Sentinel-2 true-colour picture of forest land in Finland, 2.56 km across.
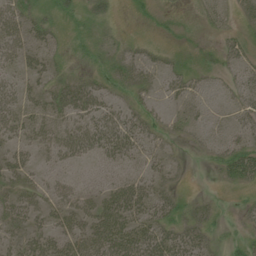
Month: July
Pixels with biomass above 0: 61%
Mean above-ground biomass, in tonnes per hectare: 20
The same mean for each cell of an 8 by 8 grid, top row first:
31 19 17 13 5 4 11 10
27 20 12 22 13 7 7 16
19 19 21 22 20 19 11 19
28 24 29 24 18 13 12 17
19 23 32 41 25 6 14 25
24 11 8 17 21 10 3 31
32 21 25 42 36 24 11 6
19 30 37 48 43 34 17 14
